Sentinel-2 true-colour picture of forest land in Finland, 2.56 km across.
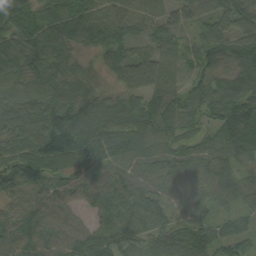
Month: August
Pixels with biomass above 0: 96%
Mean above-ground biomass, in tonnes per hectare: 72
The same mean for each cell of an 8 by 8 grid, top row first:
91 84 87 80 46 60 71 76
88 104 55 83 48 44 75 102
66 74 60 36 94 37 76 96
66 93 112 87 111 89 67 129
59 99 101 82 84 64 60 113
88 81 61 49 61 62 74 64
50 65 36 71 61 36 50 48
67 59 71 71 44 61 65 45
